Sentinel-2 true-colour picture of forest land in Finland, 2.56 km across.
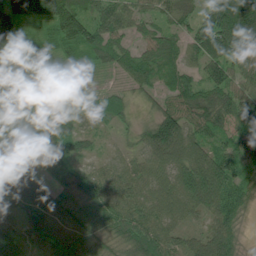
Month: July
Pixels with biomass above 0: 92%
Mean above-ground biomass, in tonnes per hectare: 69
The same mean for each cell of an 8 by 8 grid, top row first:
108 132 98 72 41 49 100 205
48 34 89 66 44 53 107 143
47 43 6 8 55 64 67 51
45 44 36 55 13 83 98 58
60 84 45 13 64 151 70 52
120 50 52 50 66 89 137 59
80 74 58 68 62 76 79 62
70 79 91 63 87 52 86 37
